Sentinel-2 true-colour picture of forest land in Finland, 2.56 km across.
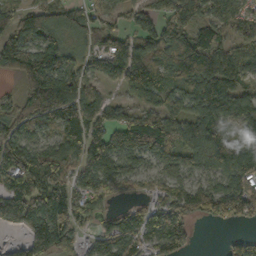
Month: October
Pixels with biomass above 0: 81%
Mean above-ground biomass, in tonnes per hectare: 99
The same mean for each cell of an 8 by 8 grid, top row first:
101 115 66 52 70 104 82 75
150 137 67 108 113 125 103 73
41 178 110 62 133 98 131 78
74 141 118 62 75 107 121 65
146 68 128 127 153 113 134 106
154 123 72 115 61 77 58 106
185 158 72 31 65 111 99 105
21 173 57 98 82 132 0 48
